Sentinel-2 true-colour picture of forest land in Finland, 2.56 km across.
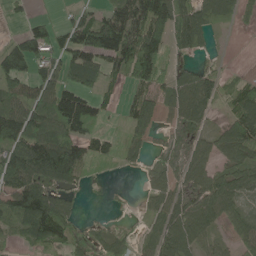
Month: May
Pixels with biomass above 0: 73%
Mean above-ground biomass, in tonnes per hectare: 74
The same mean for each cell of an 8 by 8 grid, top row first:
19 27 47 82 135 121 65 31
88 83 117 140 176 53 19 0
95 76 76 43 104 91 87 28
104 93 126 20 103 86 61 95
112 125 90 37 50 47 66 136
114 120 55 4 24 63 92 87
104 130 21 2 24 89 126 60
25 92 38 47 25 116 64 59
